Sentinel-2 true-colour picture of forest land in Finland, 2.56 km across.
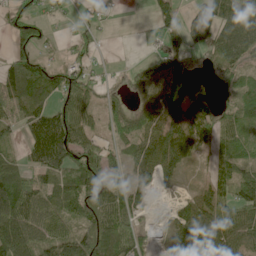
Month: June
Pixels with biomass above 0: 74%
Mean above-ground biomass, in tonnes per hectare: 63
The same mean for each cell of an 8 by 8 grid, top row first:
76 25 12 9 5 71 73 97
77 20 26 1 3 48 50 92
100 91 64 9 65 128 9 59
66 77 86 51 73 91 70 62
27 126 84 37 59 105 44 49
80 61 85 48 41 29 29 53
110 58 81 93 31 31 83 76
139 67 101 115 44 48 118 89
